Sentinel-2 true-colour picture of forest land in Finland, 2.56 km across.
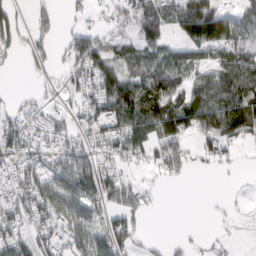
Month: March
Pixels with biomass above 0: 64%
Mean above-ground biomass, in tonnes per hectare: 68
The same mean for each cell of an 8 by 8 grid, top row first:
66 39 14 29 86 80 152 62
53 35 84 56 80 54 103 75
2 17 67 107 80 72 85 121
40 40 54 112 121 133 123 131
110 72 69 84 93 89 58 50
99 101 129 74 21 34 6 6
100 107 105 77 45 0 3 7
82 85 96 109 23 12 11 8
